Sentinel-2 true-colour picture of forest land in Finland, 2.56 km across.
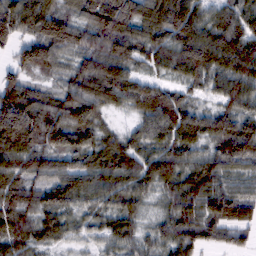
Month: February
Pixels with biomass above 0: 94%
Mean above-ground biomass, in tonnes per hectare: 98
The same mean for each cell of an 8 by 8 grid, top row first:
139 140 82 185 112 156 75 89
73 116 97 127 88 112 130 121
85 42 108 146 60 56 79 102
202 113 129 45 75 115 63 87
146 110 96 78 75 95 80 154
105 86 105 101 92 95 120 66
112 92 68 72 45 96 113 130
105 68 46 70 58 101 82 51
